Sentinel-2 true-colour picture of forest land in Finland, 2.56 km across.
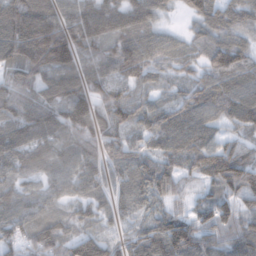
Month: February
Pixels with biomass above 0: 93%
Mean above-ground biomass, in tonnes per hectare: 81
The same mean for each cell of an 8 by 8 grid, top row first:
143 101 109 95 84 16 84 84
132 182 90 72 82 47 81 93
69 83 82 75 48 38 68 92
41 94 113 92 65 77 67 98
107 96 95 75 56 84 85 58
68 62 82 56 77 69 84 133
85 48 43 49 51 43 73 82
78 101 81 51 92 133 80 108
